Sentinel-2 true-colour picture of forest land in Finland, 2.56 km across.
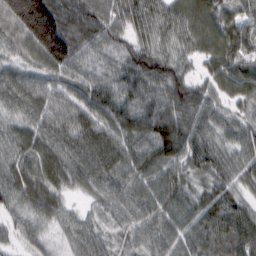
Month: February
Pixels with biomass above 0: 98%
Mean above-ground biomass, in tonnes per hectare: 77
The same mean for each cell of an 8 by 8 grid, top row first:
159 184 101 77 87 76 73 74
67 159 105 64 73 57 60 78
71 69 73 72 100 87 51 84
58 84 86 90 94 97 76 38
62 73 101 92 79 102 71 61
70 63 77 87 75 69 64 57
57 65 23 59 76 72 74 74
41 35 65 38 67 62 83 95
